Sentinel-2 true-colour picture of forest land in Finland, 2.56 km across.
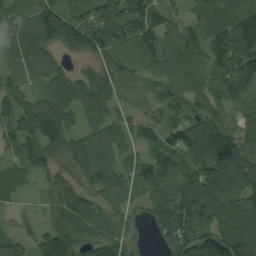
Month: September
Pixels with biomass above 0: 90%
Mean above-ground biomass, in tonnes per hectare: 93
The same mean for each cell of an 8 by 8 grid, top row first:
93 149 84 131 124 48 105 134
65 69 121 109 87 89 101 134
47 73 70 101 74 93 99 132
112 149 105 83 56 57 96 72
71 127 93 111 57 94 127 101
70 64 87 108 63 101 117 108
27 57 114 76 56 129 114 97
61 111 110 102 24 108 87 137
